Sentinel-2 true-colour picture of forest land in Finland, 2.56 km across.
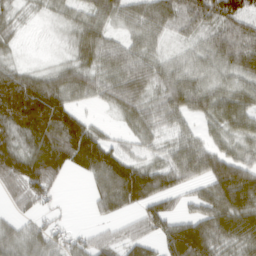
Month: March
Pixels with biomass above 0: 81%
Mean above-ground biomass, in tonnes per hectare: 64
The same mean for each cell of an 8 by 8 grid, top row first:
22 15 32 47 60 85 96 103
14 3 45 54 45 16 49 88
96 59 62 63 73 56 36 42
185 167 44 21 55 62 48 60
81 125 153 46 28 43 42 39
135 133 24 125 93 67 75 95
27 23 0 56 67 30 67 95
55 49 31 39 55 116 103 71
